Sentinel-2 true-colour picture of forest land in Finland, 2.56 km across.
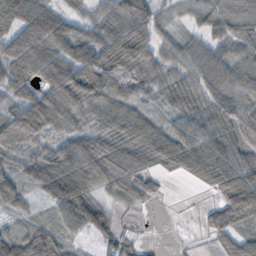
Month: October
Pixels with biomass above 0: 87%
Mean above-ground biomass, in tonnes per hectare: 58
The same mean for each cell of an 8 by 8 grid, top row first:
73 71 31 54 84 19 42 53
86 90 66 86 90 55 52 50
79 88 94 70 47 47 68 70
67 89 51 61 34 40 59 66
69 38 57 56 55 72 65 58
45 92 77 69 59 32 69 80
33 29 96 30 23 2 29 113
63 78 23 43 13 2 24 60
